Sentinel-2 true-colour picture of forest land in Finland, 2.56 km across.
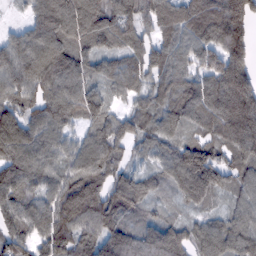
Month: February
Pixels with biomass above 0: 93%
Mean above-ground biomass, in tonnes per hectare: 111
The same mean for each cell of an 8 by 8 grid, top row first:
13 178 172 105 92 87 137 182
91 131 104 71 83 93 108 142
107 153 113 78 75 111 119 178
95 107 116 65 79 109 117 206
151 104 83 103 74 109 111 135
125 94 149 96 63 116 162 89
104 118 179 135 85 42 57 73
105 121 119 150 115 105 113 107
